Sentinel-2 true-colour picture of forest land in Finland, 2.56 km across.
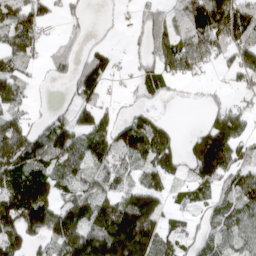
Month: April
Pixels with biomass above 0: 71%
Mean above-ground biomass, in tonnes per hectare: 82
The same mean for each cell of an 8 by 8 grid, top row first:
91 52 22 5 30 53 164 129
99 29 26 26 35 130 101 97
80 14 109 36 55 52 9 42
64 23 76 25 46 0 40 70
122 108 91 125 160 49 180 108
117 92 63 73 63 38 120 91
166 121 102 127 180 35 54 79
102 79 150 221 184 67 59 63
